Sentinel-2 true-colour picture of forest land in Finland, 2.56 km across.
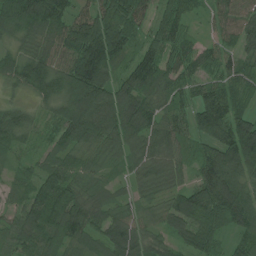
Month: July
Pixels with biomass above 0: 94%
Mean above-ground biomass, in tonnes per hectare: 86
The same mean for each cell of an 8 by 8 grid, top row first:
122 132 75 120 54 94 34 61
44 69 145 169 79 74 54 57
72 112 181 116 126 80 63 76
61 43 164 128 110 64 115 77
72 52 78 71 81 69 67 169
39 85 63 34 64 53 102 82
55 132 112 66 44 108 148 106
68 87 74 94 72 59 97 59
